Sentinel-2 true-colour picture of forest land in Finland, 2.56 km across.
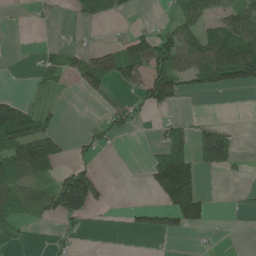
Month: June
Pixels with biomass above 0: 38%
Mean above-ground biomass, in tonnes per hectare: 45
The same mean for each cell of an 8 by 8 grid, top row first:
6 12 26 28 5 47 51 88
0 17 22 31 115 114 112 122
1 27 50 55 78 93 57 95
123 33 0 31 29 13 1 0
114 109 17 16 3 64 143 12
56 35 125 0 13 147 15 6
54 70 134 8 43 108 43 2
26 10 12 0 2 7 6 0
